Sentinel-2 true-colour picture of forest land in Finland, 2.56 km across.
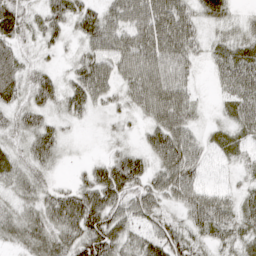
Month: April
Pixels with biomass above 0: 92%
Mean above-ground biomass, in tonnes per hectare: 52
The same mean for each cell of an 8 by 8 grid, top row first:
63 57 59 57 81 79 43 18
34 28 33 72 84 72 32 55
46 47 65 55 87 60 15 84
44 41 42 24 52 80 14 63
31 60 8 17 38 90 32 40
49 26 19 85 71 78 25 28
36 57 89 73 62 33 82 53
40 61 78 77 56 70 46 49
